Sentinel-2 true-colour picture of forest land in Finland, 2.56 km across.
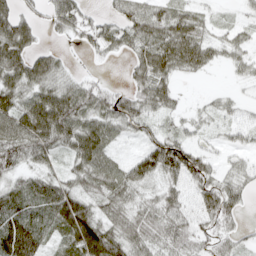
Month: April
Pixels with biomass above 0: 80%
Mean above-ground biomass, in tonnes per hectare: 54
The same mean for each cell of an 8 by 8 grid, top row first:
66 42 62 39 73 62 26 17
94 22 25 40 72 93 48 32
75 68 35 9 62 36 4 14
84 112 76 71 60 26 21 36
83 78 77 38 37 75 21 26
38 51 58 63 58 67 58 39
52 67 100 55 43 60 74 39
105 32 105 82 57 57 44 28
